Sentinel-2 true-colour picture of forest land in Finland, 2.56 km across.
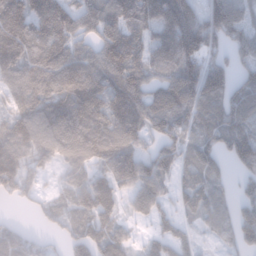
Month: January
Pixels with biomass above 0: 83%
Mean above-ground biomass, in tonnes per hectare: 93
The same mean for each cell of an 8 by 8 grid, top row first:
125 129 100 100 120 158 126 106
111 121 82 140 91 159 117 97
96 123 129 111 102 128 190 70
95 119 131 114 110 115 80 94
111 117 119 112 69 77 69 112
112 26 69 86 117 58 74 45
10 46 75 71 76 47 64 71
71 26 83 91 28 68 20 68
